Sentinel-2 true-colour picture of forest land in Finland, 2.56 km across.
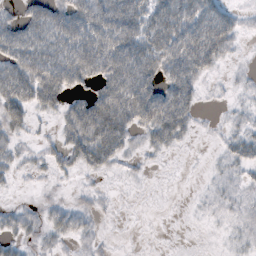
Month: October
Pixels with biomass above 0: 66%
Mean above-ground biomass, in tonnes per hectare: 32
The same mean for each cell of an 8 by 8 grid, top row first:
24 49 59 62 50 56 51 13
58 53 78 79 53 72 71 9
65 74 53 69 66 64 16 6
46 23 56 78 72 70 2 10
20 13 55 60 19 22 2 28
11 12 12 8 5 1 5 13
12 14 14 4 0 0 8 15
23 18 14 2 0 0 1 11
